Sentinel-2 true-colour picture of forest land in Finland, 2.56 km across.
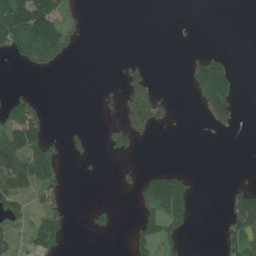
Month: June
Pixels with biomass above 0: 26%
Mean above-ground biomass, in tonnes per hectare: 40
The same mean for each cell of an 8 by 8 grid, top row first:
189 157 24 0 0 2 0 0
81 164 12 0 0 3 12 0
0 0 0 4 57 0 160 25
84 22 0 6 139 21 64 26
126 72 22 41 11 0 2 0
124 74 4 2 35 57 0 4
75 63 1 28 51 111 0 85
44 87 0 1 59 49 0 90
